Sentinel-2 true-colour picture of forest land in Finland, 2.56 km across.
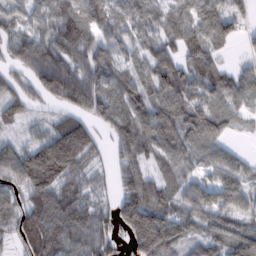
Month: February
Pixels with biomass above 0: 84%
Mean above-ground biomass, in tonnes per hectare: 93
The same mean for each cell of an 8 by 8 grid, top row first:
58 69 122 102 95 85 94 53
75 109 116 74 70 86 89 18
42 149 118 100 74 122 87 67
65 30 82 101 106 124 104 53
48 135 165 48 104 107 88 12
108 174 95 50 76 74 63 82
98 142 124 74 174 74 104 78
62 165 119 78 200 114 90 120
